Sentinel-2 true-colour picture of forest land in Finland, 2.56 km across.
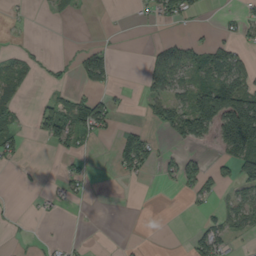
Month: September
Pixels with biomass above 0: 30%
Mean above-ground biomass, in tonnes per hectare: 33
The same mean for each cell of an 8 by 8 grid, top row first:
2 8 5 0 6 37 3 22
7 5 18 15 7 66 55 33
37 14 25 22 26 72 69 99
27 60 86 41 20 75 156 212
40 28 29 16 88 22 20 132
5 1 22 5 19 54 40 59
1 6 4 2 2 2 15 70
5 9 5 0 2 0 68 11
